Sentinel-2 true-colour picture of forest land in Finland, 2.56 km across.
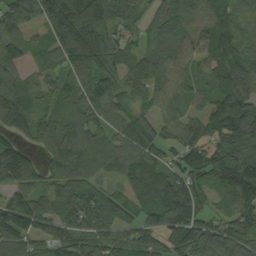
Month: September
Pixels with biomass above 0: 90%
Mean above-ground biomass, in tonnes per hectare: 109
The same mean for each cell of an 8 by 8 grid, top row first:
151 158 208 121 54 108 96 97
111 86 219 134 50 83 91 107
103 61 113 121 93 87 89 112
127 79 119 77 55 63 61 131
44 87 171 109 79 87 112 147
127 79 114 55 133 87 168 115
165 113 136 112 100 96 62 128
100 109 118 115 119 117 140 138
